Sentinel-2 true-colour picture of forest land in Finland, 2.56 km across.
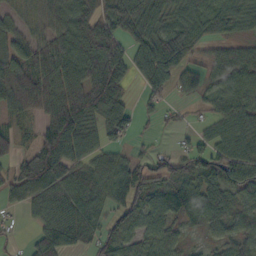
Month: October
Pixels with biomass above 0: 82%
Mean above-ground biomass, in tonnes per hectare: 66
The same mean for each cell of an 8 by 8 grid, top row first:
33 44 95 78 103 66 105 87
70 94 132 99 87 109 40 44
107 111 93 103 56 50 39 68
64 99 79 96 26 19 35 78
38 113 79 45 15 19 47 74
50 116 56 69 66 55 64 77
24 73 81 47 69 53 60 47
9 77 50 63 50 38 29 62
